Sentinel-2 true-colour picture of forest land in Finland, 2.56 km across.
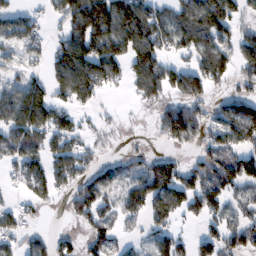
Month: February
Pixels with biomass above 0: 64%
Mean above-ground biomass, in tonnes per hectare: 78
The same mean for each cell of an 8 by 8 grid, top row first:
47 32 156 183 119 85 148 60
61 50 140 127 138 71 86 82
48 77 170 64 118 92 98 50
123 110 44 12 10 113 59 115
86 65 52 23 5 54 66 91
48 87 74 74 111 97 107 125
38 21 79 71 85 76 96 60
54 38 38 55 34 58 72 79
